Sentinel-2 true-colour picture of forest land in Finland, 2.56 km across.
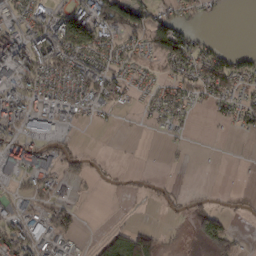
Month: February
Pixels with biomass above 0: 49%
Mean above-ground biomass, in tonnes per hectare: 36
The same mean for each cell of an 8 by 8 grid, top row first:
46 49 82 89 59 44 16 0
79 96 82 41 37 87 34 21
61 54 62 47 19 33 69 56
65 59 32 21 14 38 11 35
70 40 7 0 0 10 4 1
47 57 21 3 4 1 0 1
31 39 15 0 1 11 34 3
89 58 14 34 69 3 56 20
